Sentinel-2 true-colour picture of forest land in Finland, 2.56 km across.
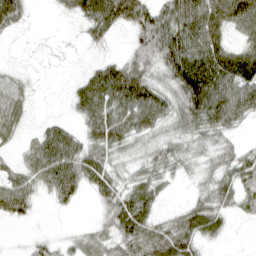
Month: April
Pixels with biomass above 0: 76%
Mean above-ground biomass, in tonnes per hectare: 52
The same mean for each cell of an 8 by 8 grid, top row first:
65 3 57 98 81 93 91 83
5 6 13 15 67 109 97 57
34 4 35 91 79 90 120 105
53 6 46 80 99 56 104 68
23 76 56 68 31 38 37 19
46 72 71 50 39 24 34 60
62 8 10 59 47 19 49 31
4 22 31 52 76 81 24 2
